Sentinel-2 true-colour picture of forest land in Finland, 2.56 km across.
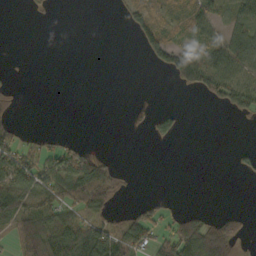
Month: October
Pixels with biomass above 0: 37%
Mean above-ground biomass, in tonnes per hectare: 31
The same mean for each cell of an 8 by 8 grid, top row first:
0 5 0 2 67 64 66 45
0 0 0 0 37 66 65 89
1 0 0 0 0 21 60 52
5 0 0 0 3 19 1 30
38 14 18 0 0 9 0 3
82 63 106 30 0 0 0 10
76 66 57 24 30 10 6 5
44 98 102 86 53 84 106 33
